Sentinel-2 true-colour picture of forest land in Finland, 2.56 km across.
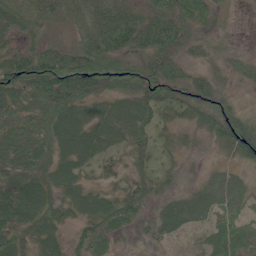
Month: June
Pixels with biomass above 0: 95%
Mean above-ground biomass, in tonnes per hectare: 54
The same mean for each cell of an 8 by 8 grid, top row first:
80 62 62 92 58 64 32 9
51 63 78 104 54 41 16 14
110 118 114 66 57 53 34 29
66 71 64 64 63 35 55 28
70 67 79 53 39 33 29 72
55 60 49 34 37 23 26 28
78 77 57 62 42 48 53 35
62 60 47 32 19 20 32 61
